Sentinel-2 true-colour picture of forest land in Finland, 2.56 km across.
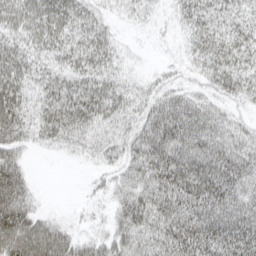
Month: April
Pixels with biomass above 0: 82%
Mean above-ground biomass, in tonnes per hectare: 44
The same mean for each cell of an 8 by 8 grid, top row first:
46 57 45 17 20 20 43 34
41 46 51 29 3 7 53 51
50 40 45 36 15 19 32 44
56 52 62 48 40 70 48 17
44 25 36 39 56 75 77 51
58 0 2 22 49 69 79 64
76 8 7 23 60 58 62 52
79 79 34 42 48 65 68 76
